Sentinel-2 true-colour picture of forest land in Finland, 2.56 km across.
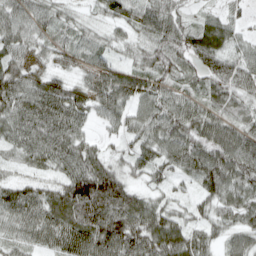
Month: April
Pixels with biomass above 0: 95%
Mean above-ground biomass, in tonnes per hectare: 67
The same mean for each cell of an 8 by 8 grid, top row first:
76 55 23 51 72 59 31 27
71 50 53 39 52 74 82 43
91 64 39 75 68 54 61 82
83 90 64 60 58 82 64 53
57 78 67 19 60 83 92 95
33 38 112 74 39 41 94 82
97 85 116 103 66 42 43 71
52 68 97 110 93 97 49 64
